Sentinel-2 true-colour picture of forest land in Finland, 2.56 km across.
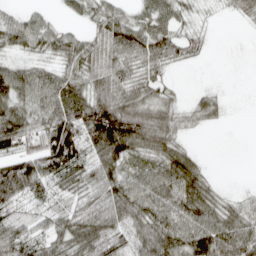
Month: April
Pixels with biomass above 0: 78%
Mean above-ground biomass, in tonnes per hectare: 58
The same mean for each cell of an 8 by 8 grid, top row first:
32 18 29 55 34 50 8 22
45 50 74 88 88 58 16 0
78 62 70 83 55 6 1 0
78 73 106 132 80 40 37 0
67 89 85 125 77 50 0 0
131 79 66 66 57 95 30 0
39 41 51 80 82 76 70 35
68 59 91 79 96 88 85 77
